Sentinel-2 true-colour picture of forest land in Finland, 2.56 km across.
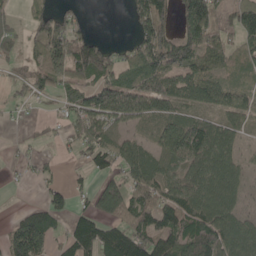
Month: May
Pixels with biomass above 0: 69%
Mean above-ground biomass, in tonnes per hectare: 75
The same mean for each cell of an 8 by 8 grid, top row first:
23 84 30 0 107 79 122 91
26 138 109 38 100 105 103 60
33 77 74 99 122 92 76 29
14 9 89 133 127 64 51 71
5 15 62 80 49 117 116 39
6 22 18 57 118 58 116 57
7 74 27 109 101 105 118 47
92 69 127 119 114 108 145 125
